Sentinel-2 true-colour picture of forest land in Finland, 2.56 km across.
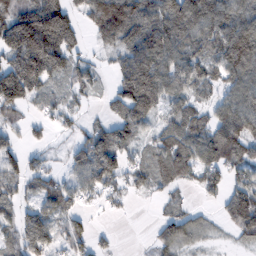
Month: February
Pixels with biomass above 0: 76%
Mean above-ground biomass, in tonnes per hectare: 89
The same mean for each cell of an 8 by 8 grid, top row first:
154 211 53 211 132 144 136 106
174 208 40 68 138 120 94 173
171 87 69 42 151 104 77 118
69 39 33 43 104 70 59 129
45 34 68 120 39 121 124 118
78 78 74 115 60 101 76 69
58 73 43 27 1 34 13 157
69 100 71 17 4 87 19 46
